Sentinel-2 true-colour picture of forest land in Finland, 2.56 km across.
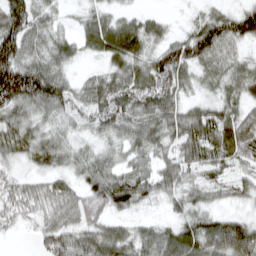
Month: March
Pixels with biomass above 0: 89%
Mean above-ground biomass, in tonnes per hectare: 58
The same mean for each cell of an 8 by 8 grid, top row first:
96 41 23 34 30 7 41 76
97 54 34 74 53 69 88 32
144 99 27 57 69 62 31 51
73 65 48 61 60 68 57 54
71 66 28 36 67 66 90 83
35 42 45 76 61 71 45 37
55 51 60 56 27 32 45 24
5 71 66 81 60 75 77 103
